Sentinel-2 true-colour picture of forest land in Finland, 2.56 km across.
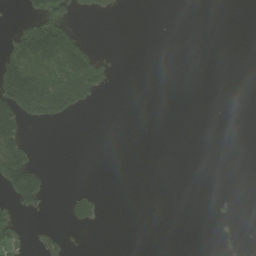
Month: August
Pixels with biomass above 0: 16%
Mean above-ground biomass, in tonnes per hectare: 29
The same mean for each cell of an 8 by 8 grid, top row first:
12 131 18 10 0 0 0 0
94 162 84 2 0 0 0 0
174 95 106 28 0 0 0 0
155 124 35 0 0 0 0 0
123 0 0 0 0 0 0 0
187 33 0 0 0 0 0 0
56 12 52 0 0 0 4 3
56 52 4 0 0 0 0 16
